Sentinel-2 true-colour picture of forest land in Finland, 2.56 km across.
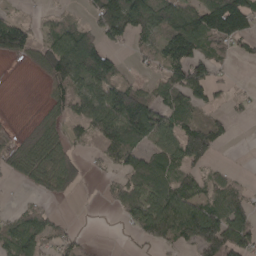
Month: April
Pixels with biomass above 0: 62%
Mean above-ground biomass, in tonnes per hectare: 61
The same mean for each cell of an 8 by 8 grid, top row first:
26 18 16 120 113 99 124 158
74 80 127 56 34 112 61 38
0 49 90 93 22 83 89 2
0 33 61 118 115 84 41 11
23 66 30 96 63 103 105 1
37 76 51 23 92 63 37 13
16 19 1 17 115 136 83 80
82 54 20 1 31 57 110 82
